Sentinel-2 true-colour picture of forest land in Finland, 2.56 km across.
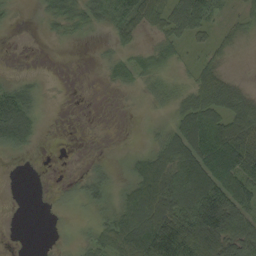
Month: September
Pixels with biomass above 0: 65%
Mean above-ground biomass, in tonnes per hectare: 45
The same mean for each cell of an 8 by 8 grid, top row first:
10 27 48 79 61 71 49 27
2 2 1 30 27 32 30 14
20 6 0 21 40 21 51 14
98 8 1 2 15 45 76 63
51 3 2 1 9 89 98 95
0 3 19 25 89 90 109 79
0 6 18 42 103 101 161 96
1 4 19 67 111 118 151 102
